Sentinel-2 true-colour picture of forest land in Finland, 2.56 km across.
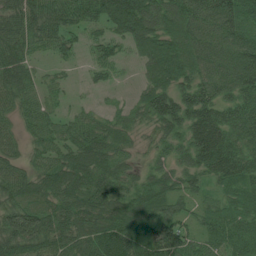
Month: July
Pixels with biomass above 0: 90%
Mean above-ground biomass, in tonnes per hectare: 81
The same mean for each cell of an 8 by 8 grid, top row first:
80 83 69 109 126 96 132 122
84 43 35 54 67 86 112 111
92 28 9 22 41 94 109 124
54 45 29 31 73 148 159 127
42 57 85 77 24 64 186 107
69 75 98 79 48 67 81 109
76 68 88 88 87 48 52 65
98 92 76 109 119 108 64 79
